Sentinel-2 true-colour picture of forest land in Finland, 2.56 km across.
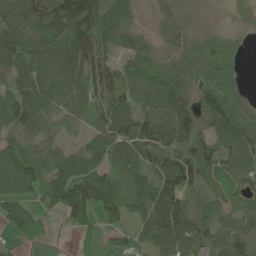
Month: June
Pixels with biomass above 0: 88%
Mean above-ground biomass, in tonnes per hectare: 84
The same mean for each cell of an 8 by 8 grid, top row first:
94 126 156 121 16 49 10 20
117 106 142 67 67 54 88 32
82 83 88 81 97 128 92 44
101 70 51 114 75 121 109 92
72 54 30 107 105 91 83 110
179 74 117 79 95 149 91 68
100 52 119 111 113 130 81 55
42 33 22 39 54 116 69 70
